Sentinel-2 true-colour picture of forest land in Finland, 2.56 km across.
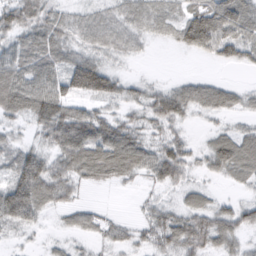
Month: February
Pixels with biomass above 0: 80%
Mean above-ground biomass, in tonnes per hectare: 51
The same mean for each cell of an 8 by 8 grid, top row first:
70 51 22 28 40 39 121 93
60 71 35 37 12 26 63 66
96 82 100 54 20 17 27 6
66 101 52 30 51 75 40 31
34 47 105 103 58 53 27 65
73 91 61 60 40 59 21 38
104 37 34 5 20 36 50 49
13 12 17 33 31 74 63 37
